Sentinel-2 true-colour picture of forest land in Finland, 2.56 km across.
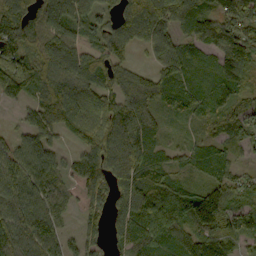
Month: September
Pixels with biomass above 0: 85%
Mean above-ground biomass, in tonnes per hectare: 76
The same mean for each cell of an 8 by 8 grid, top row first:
74 94 82 65 125 95 91 102
92 84 76 86 54 77 65 118
82 44 73 65 34 63 48 57
15 85 103 106 53 40 51 64
60 74 56 107 70 32 47 45
125 90 70 81 90 54 37 49
104 91 38 89 105 113 148 67
103 104 62 51 89 79 98 64
